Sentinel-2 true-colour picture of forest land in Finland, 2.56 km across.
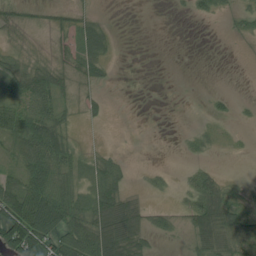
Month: July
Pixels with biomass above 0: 52%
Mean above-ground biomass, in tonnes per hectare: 30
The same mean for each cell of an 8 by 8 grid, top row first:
24 14 20 1 0 2 16 21
12 14 62 25 0 0 0 0
39 49 26 8 0 0 0 0
72 57 22 5 0 0 8 6
52 96 13 2 0 1 14 3
44 69 37 51 5 6 29 5
85 80 58 92 27 11 83 37
110 53 76 103 34 8 57 53
